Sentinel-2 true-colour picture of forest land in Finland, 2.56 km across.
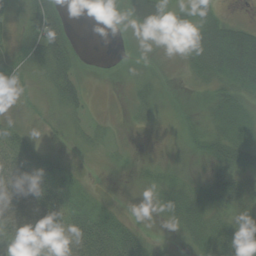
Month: August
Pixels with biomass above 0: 80%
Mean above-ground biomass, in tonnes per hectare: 24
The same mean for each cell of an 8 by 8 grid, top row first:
10 53 1 14 40 17 28 6
13 52 8 1 8 17 68 74
23 24 18 1 11 7 27 51
9 10 12 2 10 6 19 37
42 10 9 7 2 7 28 43
50 43 8 5 11 10 20 39
49 59 19 13 4 24 23 29
48 44 47 50 28 5 31 53
